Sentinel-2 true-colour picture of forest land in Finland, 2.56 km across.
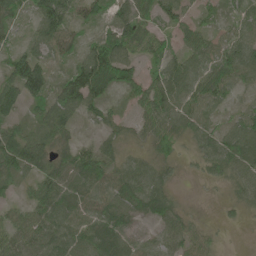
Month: June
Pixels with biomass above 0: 85%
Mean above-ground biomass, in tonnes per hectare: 48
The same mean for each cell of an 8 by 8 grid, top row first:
35 111 46 49 60 44 24 34
32 63 38 89 52 30 49 65
89 61 91 66 40 68 64 49
42 63 56 23 41 61 48 33
72 49 30 32 23 38 41 75
43 49 72 51 52 13 22 49
22 62 51 63 52 30 1 21
54 60 62 67 30 53 27 0
